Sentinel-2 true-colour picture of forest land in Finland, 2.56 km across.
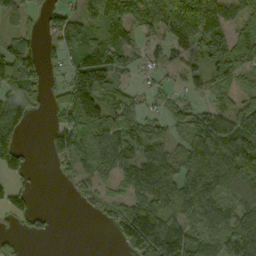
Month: September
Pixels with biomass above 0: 74%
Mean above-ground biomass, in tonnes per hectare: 88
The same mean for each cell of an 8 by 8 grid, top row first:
59 40 67 115 94 147 120 71
107 36 101 148 58 76 127 107
124 42 166 101 25 29 94 54
115 30 165 111 45 79 93 99
96 28 98 122 107 73 163 153
49 1 50 82 128 121 154 110
70 11 17 58 114 127 122 111
21 10 0 10 142 162 97 180
